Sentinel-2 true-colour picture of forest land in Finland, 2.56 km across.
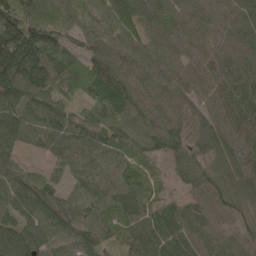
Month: May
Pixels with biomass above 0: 95%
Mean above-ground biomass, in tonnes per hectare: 75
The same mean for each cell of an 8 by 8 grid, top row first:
121 34 20 34 55 57 55 70
190 132 54 69 60 57 62 65
156 133 75 98 71 74 67 69
91 82 42 73 69 75 61 78
93 68 94 79 75 62 68 75
81 56 66 90 79 29 66 77
81 102 82 83 75 50 62 57
109 88 98 48 96 77 62 52
